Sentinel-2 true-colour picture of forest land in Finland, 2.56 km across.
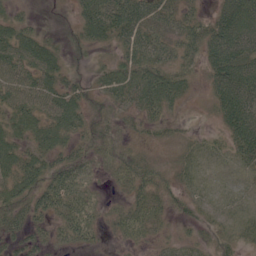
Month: June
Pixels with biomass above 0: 81%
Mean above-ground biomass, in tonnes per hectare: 35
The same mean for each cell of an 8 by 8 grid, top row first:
20 6 33 60 52 37 31 71
59 39 22 24 53 37 57 62
58 52 23 52 61 45 32 71
53 57 45 23 45 11 11 78
46 50 29 18 14 17 13 47
56 47 38 12 32 18 5 7
48 46 35 12 40 20 12 6
37 25 27 9 18 21 19 22
